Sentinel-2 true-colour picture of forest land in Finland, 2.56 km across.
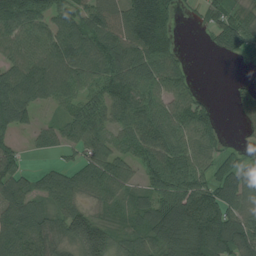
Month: July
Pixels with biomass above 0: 81%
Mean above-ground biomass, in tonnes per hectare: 87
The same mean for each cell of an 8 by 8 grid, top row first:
146 83 75 93 143 40 54 60
107 120 140 109 119 53 10 66
121 147 103 103 99 92 0 12
112 21 85 85 97 92 62 30
45 51 86 85 97 98 89 12
87 55 77 125 58 107 82 97
97 56 73 54 77 145 144 107
113 88 122 75 82 133 169 123
